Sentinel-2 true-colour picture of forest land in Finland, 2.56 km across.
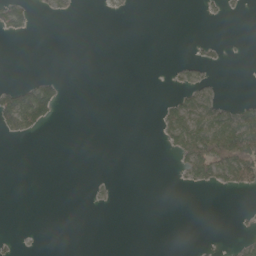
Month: May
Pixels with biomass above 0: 15%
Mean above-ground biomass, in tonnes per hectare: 15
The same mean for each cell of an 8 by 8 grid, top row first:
51 8 1 3 0 0 4 4
0 0 0 0 0 0 10 1
6 29 0 0 0 9 15 0
126 70 0 0 0 48 61 47
2 0 0 0 0 45 114 127
0 0 0 1 0 5 51 75
0 0 0 3 0 0 0 2
5 0 0 0 0 0 1 11
